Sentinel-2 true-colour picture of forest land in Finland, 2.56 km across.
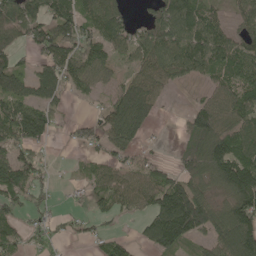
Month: May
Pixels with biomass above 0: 71%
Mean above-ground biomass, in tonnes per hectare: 83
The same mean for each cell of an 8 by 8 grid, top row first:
121 114 115 108 35 160 93 63
58 101 103 80 93 128 148 87
103 128 87 46 99 58 49 105
109 81 3 99 123 5 94 105
95 40 44 83 29 21 136 96
112 35 22 69 72 72 88 192
64 27 14 58 61 187 104 120
70 40 24 53 49 138 66 142
